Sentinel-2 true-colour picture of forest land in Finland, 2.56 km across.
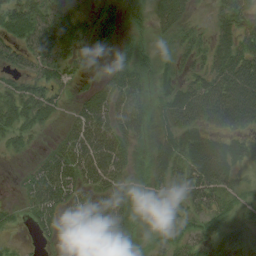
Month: August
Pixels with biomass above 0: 82%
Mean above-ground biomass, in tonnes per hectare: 43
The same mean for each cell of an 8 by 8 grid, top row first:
57 75 39 48 24 51 16 53
43 75 41 41 26 25 27 56
33 48 18 45 39 32 48 91
52 42 36 66 42 67 66 88
27 14 69 71 28 51 72 48
7 70 61 59 23 45 83 24
16 58 45 60 20 34 37 24
6 15 31 57 11 38 29 21
